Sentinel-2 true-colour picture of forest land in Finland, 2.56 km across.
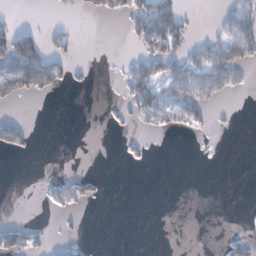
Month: January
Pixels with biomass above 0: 21%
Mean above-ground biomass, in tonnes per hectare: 20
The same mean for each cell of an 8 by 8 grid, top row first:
9 1 6 20 65 56 1 55
107 40 6 0 33 46 41 58
98 78 5 2 69 77 59 20
2 0 0 6 47 45 22 1
39 0 0 0 8 0 0 0
0 5 21 0 0 0 0 0
0 11 18 0 0 0 0 0
45 14 12 0 0 0 0 20
